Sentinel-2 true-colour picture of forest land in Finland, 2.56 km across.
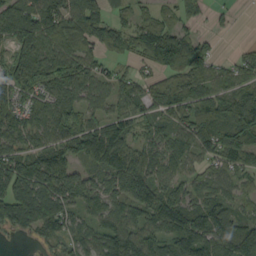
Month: September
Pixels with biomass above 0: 82%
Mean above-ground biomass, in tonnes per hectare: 84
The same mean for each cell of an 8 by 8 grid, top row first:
123 128 107 56 35 53 23 4
103 96 63 53 87 134 38 15
83 83 83 53 38 58 68 67
78 83 64 47 60 80 96 126
90 82 118 90 63 86 82 122
123 156 78 80 122 66 54 56
147 141 77 89 118 126 111 55
13 53 75 121 112 114 131 144
